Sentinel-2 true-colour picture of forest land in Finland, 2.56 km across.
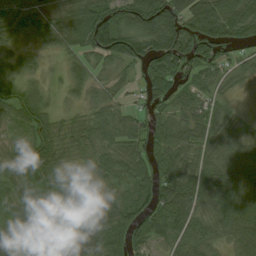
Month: August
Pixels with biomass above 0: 89%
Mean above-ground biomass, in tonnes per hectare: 66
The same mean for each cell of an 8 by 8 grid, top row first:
61 55 77 89 100 97 99 72
43 40 59 126 91 111 78 36
70 23 49 33 60 86 46 30
74 46 31 42 50 58 61 26
51 75 46 49 64 87 67 65
66 89 14 51 63 108 85 86
66 69 55 70 70 110 65 99
65 86 79 77 57 55 58 67
